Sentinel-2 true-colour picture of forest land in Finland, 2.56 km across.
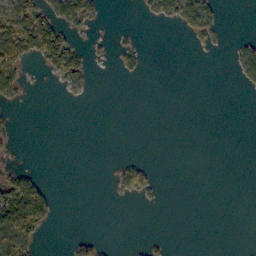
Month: October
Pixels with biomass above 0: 18%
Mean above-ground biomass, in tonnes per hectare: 21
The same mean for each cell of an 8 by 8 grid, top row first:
77 66 102 0 15 72 70 0
103 119 29 16 12 0 12 32
61 13 45 1 8 0 0 25
7 0 0 0 0 0 0 0
9 0 0 0 0 0 0 0
45 4 0 13 49 0 0 0
133 60 0 1 3 0 0 0
94 5 28 1 7 1 0 0
